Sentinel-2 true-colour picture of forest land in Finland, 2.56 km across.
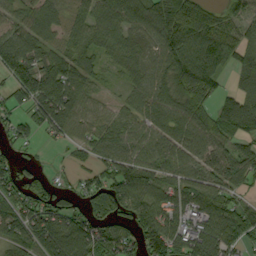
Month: September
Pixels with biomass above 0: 84%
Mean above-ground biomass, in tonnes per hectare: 79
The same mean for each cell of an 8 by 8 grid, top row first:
49 59 43 82 81 137 98 54
108 63 59 56 60 125 114 76
85 108 53 13 69 126 109 58
39 90 65 31 70 90 79 143
47 15 48 73 65 81 91 63
63 33 37 86 85 63 71 79
89 106 63 127 94 76 90 67
76 102 113 113 110 115 132 83
